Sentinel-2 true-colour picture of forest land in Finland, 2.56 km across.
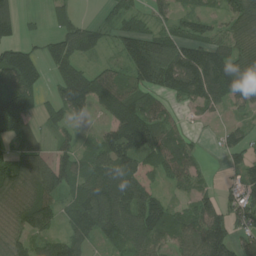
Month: July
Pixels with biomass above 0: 77%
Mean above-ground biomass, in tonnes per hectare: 80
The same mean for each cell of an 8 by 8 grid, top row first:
68 29 33 37 48 45 42 77
78 47 78 35 127 95 94 74
129 33 127 103 92 110 150 139
135 45 55 115 123 32 34 27
86 42 41 113 125 81 7 66
122 131 77 136 66 66 25 60
103 95 104 138 112 39 76 71
80 73 77 66 92 62 142 69
